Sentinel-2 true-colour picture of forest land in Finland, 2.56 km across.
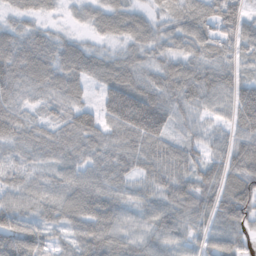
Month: November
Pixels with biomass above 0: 93%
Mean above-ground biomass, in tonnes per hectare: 69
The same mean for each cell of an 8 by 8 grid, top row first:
34 21 25 71 44 55 95 93
93 82 58 29 62 52 58 65
101 91 67 85 61 75 74 55
68 41 86 100 157 62 41 88
58 61 79 71 87 54 54 88
42 40 79 79 51 78 79 86
72 52 87 83 51 90 77 107
110 58 82 84 61 43 54 50
